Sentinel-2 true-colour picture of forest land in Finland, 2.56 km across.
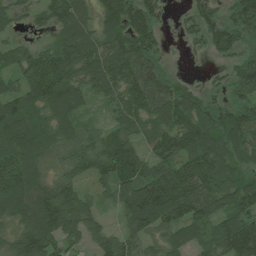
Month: July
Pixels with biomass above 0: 89%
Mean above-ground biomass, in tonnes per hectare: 102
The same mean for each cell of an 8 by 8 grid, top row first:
54 78 95 115 136 20 85 97
57 72 152 123 122 7 61 80
70 187 105 128 128 52 21 82
139 89 67 61 117 153 96 107
110 76 84 128 69 132 119 97
143 63 72 119 127 149 152 92
130 162 110 35 223 173 117 134
94 124 54 77 77 75 87 198
